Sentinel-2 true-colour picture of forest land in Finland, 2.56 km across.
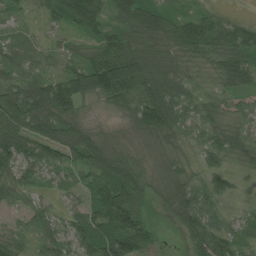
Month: July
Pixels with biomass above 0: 93%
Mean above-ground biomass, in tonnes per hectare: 65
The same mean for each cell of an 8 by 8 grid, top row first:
22 41 135 56 107 68 69 20
50 29 31 72 64 56 82 114
52 72 108 128 103 75 21 70
102 117 42 32 116 89 45 36
111 89 92 24 25 43 60 52
51 27 33 90 43 61 70 25
31 36 49 132 62 76 80 16
40 64 71 121 71 8 119 56
